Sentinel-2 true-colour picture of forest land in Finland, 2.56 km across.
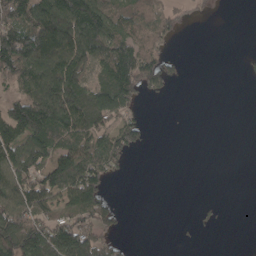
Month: April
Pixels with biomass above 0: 50%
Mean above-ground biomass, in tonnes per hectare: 72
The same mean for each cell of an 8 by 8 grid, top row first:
154 166 175 108 99 58 14 0
184 165 142 126 102 10 0 2
120 145 90 150 123 28 0 5
133 186 145 116 14 1 0 0
117 151 126 117 30 0 0 0
128 121 140 38 0 0 0 0
133 91 97 38 0 0 7 0
166 144 144 43 0 3 0 0
